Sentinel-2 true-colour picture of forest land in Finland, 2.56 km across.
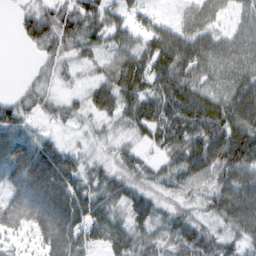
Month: February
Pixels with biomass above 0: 88%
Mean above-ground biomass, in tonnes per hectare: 71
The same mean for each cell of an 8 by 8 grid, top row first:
20 79 88 65 41 24 72 38
4 56 63 70 76 124 84 77
4 31 22 86 99 114 75 89
56 32 34 64 92 111 122 110
88 53 19 33 39 87 123 128
102 139 65 55 48 78 80 92
115 157 104 57 69 42 56 112
38 100 68 69 53 62 63 56
